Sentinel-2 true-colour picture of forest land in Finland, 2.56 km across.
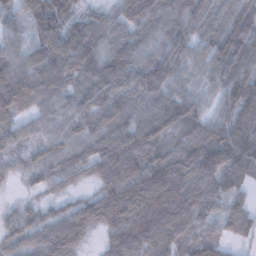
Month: February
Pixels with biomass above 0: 95%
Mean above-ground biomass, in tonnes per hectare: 104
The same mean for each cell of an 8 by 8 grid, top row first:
73 155 89 73 129 112 101 138
70 110 135 108 87 109 87 155
140 131 96 130 141 92 77 132
98 73 84 100 89 122 59 146
60 69 91 115 119 84 123 140
38 68 63 141 165 146 119 114
37 43 77 157 186 173 76 66
70 110 77 92 152 105 77 40
